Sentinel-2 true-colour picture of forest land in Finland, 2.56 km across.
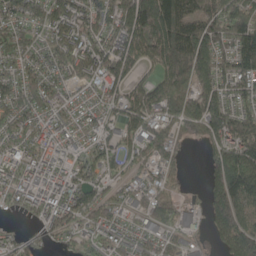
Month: May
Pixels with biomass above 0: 84%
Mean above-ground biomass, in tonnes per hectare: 104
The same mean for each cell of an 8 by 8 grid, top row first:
87 109 110 141 266 196 137 150
101 79 129 113 176 188 147 113
80 78 78 119 75 201 110 110
90 75 57 55 153 173 158 85
66 85 54 68 127 85 96 160
76 85 79 61 60 39 74 192
43 75 109 75 69 62 93 159
54 56 67 82 76 54 40 189
